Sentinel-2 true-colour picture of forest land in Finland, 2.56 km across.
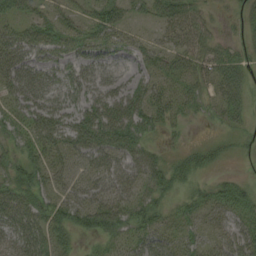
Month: August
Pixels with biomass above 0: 77%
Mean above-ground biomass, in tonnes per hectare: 38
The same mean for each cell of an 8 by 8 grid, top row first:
35 33 29 47 18 43 16 18
53 44 40 40 35 41 32 16
49 32 42 36 34 48 45 42
32 53 54 75 56 32 19 33
28 51 58 73 38 7 16 10
37 34 34 51 54 31 12 15
51 40 59 56 46 26 39 46
38 43 15 31 45 36 25 50
